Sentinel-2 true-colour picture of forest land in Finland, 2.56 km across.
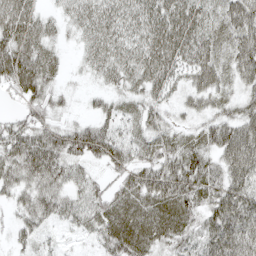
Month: April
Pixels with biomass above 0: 86%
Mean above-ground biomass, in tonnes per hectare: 46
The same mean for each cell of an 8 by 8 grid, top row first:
67 24 44 52 53 63 41 57
67 33 21 49 52 65 49 55
69 41 7 31 48 39 53 43
21 34 8 30 38 20 34 42
55 58 63 56 36 38 42 90
53 53 31 27 51 68 51 66
30 47 45 58 56 71 51 72
20 12 10 52 58 49 55 73
